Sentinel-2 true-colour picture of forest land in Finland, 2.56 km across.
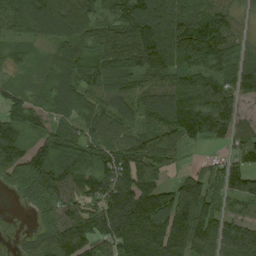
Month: August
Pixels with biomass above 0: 90%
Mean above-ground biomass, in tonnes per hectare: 92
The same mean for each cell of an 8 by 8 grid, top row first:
93 130 131 53 103 97 81 28
34 42 86 92 102 117 126 58
37 60 85 88 68 92 134 99
69 62 68 72 59 121 167 69
103 87 89 89 92 99 62 74
102 139 96 118 102 44 82 130
4 81 76 124 131 175 119 32
14 138 127 101 156 130 126 114
